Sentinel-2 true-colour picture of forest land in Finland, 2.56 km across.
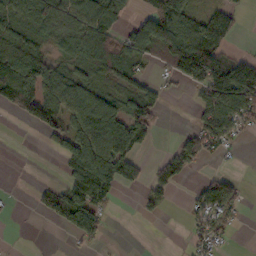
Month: October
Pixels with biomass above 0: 55%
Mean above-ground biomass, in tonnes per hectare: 56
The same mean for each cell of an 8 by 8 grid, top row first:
71 95 117 95 49 114 65 28
92 45 79 78 78 124 143 6
138 81 58 57 32 43 113 139
62 114 75 54 76 0 54 97
0 22 84 106 42 42 63 11
0 1 90 101 37 65 29 15
2 60 114 24 19 2 82 31
1 1 36 2 0 0 58 1
